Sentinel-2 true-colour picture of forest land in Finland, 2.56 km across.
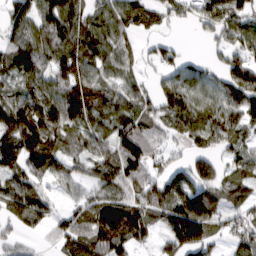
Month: March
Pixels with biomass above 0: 83%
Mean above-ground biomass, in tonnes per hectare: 85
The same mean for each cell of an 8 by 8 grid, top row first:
72 101 92 90 80 45 78 87
97 109 138 85 29 42 23 77
79 77 120 58 25 86 67 107
129 121 113 82 68 111 90 96
133 124 63 80 102 34 60 61
81 67 46 98 89 92 97 78
104 72 78 158 99 157 119 53
29 22 109 145 52 127 93 60
